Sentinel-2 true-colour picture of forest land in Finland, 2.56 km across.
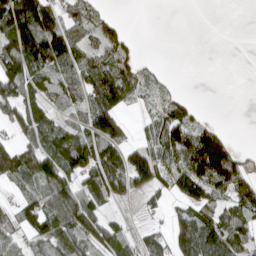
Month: April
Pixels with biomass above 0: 64%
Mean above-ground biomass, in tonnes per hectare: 74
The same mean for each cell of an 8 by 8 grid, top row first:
208 114 72 30 0 0 0 0
145 197 80 98 4 0 0 0
138 65 67 117 47 9 0 0
83 52 51 115 18 68 6 0
65 61 114 122 65 140 177 17
95 104 93 170 69 107 169 98
59 100 135 30 27 34 76 90
48 79 75 87 58 121 154 82
